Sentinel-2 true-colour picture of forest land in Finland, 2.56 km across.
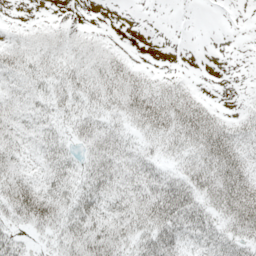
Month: May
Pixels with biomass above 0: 71%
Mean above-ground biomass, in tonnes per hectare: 23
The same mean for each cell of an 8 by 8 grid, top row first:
1 2 2 0 0 0 0 0
22 22 21 10 0 0 0 0
24 24 26 31 18 9 0 0
22 22 23 24 44 37 19 8
22 25 18 30 17 24 41 28
27 24 26 34 33 24 37 37
43 42 35 31 38 56 31 57
21 16 39 43 32 33 37 34
